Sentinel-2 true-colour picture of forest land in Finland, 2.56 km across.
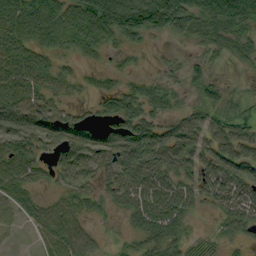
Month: September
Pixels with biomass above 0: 78%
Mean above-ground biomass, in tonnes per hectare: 67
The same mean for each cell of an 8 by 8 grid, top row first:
67 82 82 196 202 163 101 128
67 54 38 33 36 15 41 49
84 58 31 27 34 22 38 8
103 65 21 52 67 32 46 47
74 75 100 70 107 99 66 79
78 32 84 67 110 89 107 127
46 44 52 32 87 87 38 125
6 50 69 12 55 57 12 43
